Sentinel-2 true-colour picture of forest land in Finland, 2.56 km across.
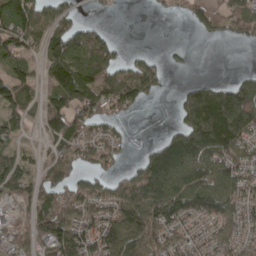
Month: April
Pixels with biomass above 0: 67%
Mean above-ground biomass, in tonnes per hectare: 85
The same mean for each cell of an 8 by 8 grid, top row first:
120 65 31 3 2 16 81 106
89 107 128 76 8 14 0 7
88 63 158 120 105 3 26 50
75 108 100 70 9 53 259 220
34 40 70 66 15 139 218 126
90 63 62 51 143 138 106 89
34 100 90 100 144 140 147 95
52 112 107 103 129 71 90 92
